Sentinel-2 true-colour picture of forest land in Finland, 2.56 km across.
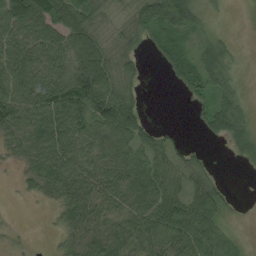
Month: August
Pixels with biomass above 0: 75%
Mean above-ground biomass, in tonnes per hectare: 48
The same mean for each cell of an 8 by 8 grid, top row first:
80 82 62 15 64 106 12 0
72 79 105 30 18 49 48 6
86 78 117 72 16 37 61 15
89 83 78 107 30 0 48 46
44 66 52 65 47 19 8 46
9 61 57 60 75 28 19 1
1 10 58 35 67 71 72 3
5 2 46 63 52 64 66 17
